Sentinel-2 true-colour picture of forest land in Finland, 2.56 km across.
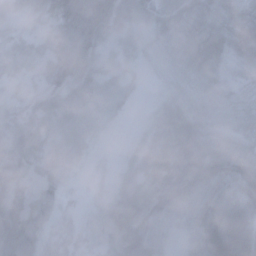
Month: November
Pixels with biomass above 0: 89%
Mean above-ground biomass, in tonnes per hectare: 45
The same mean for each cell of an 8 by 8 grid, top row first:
25 36 72 76 45 46 43 42
24 31 86 26 26 34 72 51
21 39 72 45 13 22 43 23
32 56 58 38 8 55 30 31
65 41 53 5 35 60 33 28
50 37 9 25 46 48 56 56
47 45 13 56 55 35 75 106
69 30 31 55 66 13 82 106
